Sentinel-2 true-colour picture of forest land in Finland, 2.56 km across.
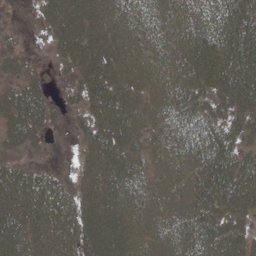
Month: May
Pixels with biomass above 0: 86%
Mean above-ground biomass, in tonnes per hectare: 49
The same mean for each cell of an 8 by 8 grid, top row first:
3 41 58 49 47 48 57 84
24 10 60 51 42 53 87 90
28 15 36 52 36 55 68 86
67 42 22 60 27 57 50 48
40 14 19 46 20 36 63 41
59 40 27 53 25 25 90 72
80 73 56 58 34 40 79 43
78 77 50 56 49 51 64 48
